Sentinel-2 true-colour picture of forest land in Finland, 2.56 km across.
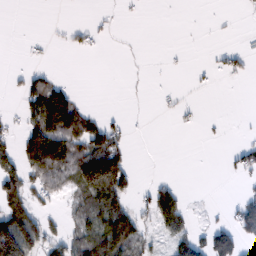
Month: February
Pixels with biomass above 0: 32%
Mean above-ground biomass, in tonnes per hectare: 36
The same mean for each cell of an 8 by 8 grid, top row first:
0 0 0 6 2 0 1 3
1 6 19 1 1 2 3 16
10 55 0 0 2 1 6 10
13 148 63 6 1 12 1 0
46 155 94 101 0 0 3 20
69 81 98 165 2 5 0 23
101 16 38 114 29 91 6 49
153 48 63 131 39 56 67 65
